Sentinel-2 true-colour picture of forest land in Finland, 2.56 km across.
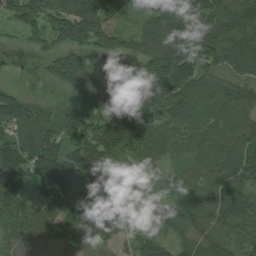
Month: July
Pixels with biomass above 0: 87%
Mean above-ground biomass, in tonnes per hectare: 104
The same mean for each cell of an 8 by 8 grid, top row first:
100 105 175 95 79 164 152 144
12 55 92 72 106 163 146 167
3 35 100 11 94 164 96 82
147 59 91 81 119 112 75 104
156 135 125 185 146 65 77 120
160 159 148 48 77 50 89 133
98 101 138 84 72 81 110 169
87 106 92 67 86 82 123 67
